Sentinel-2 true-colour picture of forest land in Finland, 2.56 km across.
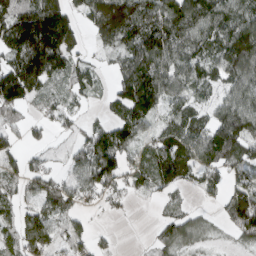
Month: March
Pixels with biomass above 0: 76%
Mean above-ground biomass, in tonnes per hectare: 89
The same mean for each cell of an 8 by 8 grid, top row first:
154 211 53 211 132 144 136 106
174 208 40 68 138 120 94 173
171 87 69 42 151 104 77 118
69 39 33 43 104 70 59 129
45 34 68 120 39 121 124 118
78 78 74 115 60 101 76 69
58 73 43 27 1 34 13 157
69 100 71 17 4 87 19 46
